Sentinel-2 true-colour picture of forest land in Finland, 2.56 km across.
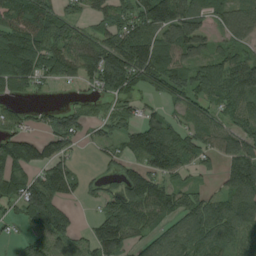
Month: August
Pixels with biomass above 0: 77%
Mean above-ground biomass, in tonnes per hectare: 75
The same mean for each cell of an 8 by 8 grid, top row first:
99 81 40 63 102 158 70 84
129 81 75 102 112 114 54 61
92 42 62 136 82 81 82 114
29 34 50 41 41 38 54 64
99 84 31 40 121 95 59 126
86 81 29 27 94 50 20 128
40 131 13 84 100 79 93 120
16 72 39 106 49 87 81 79
